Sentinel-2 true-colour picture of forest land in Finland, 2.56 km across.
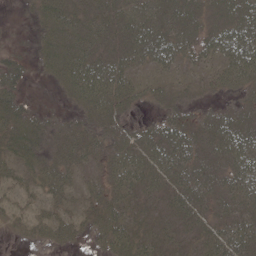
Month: May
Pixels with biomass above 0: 80%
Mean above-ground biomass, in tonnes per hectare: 29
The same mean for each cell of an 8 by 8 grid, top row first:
4 34 36 36 44 36 28 41
13 31 45 32 45 39 30 54
28 12 58 50 17 13 15 39
36 15 24 35 7 26 16 26
34 28 37 31 34 42 24 38
22 35 21 29 35 31 30 40
19 24 20 37 18 26 27 30
5 20 12 37 24 19 26 43
